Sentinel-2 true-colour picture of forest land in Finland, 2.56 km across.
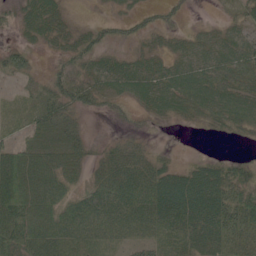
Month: June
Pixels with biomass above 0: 80%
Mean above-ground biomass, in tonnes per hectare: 32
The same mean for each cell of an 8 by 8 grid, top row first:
24 33 1 15 21 18 2 17
30 13 40 27 13 14 19 26
25 37 38 34 39 37 27 19
18 47 35 19 15 24 23 30
24 22 32 19 17 1 1 4
70 50 18 49 46 47 58 39
85 51 37 36 43 70 67 66
79 60 23 16 23 22 38 35
